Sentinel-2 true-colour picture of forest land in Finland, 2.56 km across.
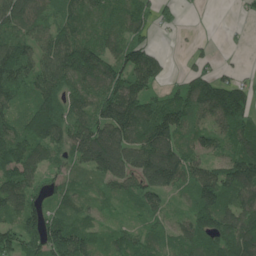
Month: June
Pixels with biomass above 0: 85%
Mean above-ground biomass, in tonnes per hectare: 88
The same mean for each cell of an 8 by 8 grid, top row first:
109 75 90 69 64 23 0 8
98 94 133 81 99 2 12 3
111 97 100 121 107 23 92 50
75 124 86 168 124 121 101 129
103 103 117 158 124 101 71 98
109 58 38 102 123 116 106 127
108 82 57 29 73 24 123 98
107 137 130 58 65 68 90 130
